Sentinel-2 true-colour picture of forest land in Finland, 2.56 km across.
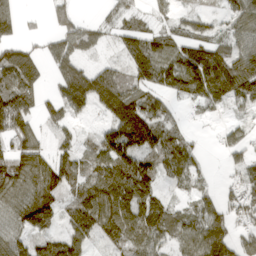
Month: March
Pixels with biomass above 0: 77%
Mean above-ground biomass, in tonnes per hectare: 80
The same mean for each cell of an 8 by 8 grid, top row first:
68 29 33 37 48 45 42 77
78 47 78 35 127 95 94 74
129 33 127 103 92 110 150 139
135 45 55 115 123 32 34 27
86 42 41 113 125 81 7 66
122 131 77 136 66 66 25 60
103 95 104 138 112 39 76 71
80 73 77 66 92 62 142 69
